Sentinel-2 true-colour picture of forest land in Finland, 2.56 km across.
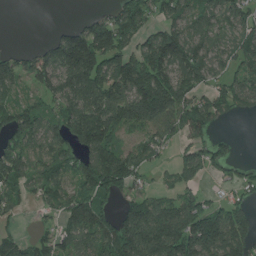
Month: July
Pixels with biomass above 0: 72%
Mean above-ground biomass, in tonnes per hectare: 112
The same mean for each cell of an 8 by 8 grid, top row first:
0 0 17 84 112 92 82 82
16 77 247 164 136 213 126 84
112 121 222 184 239 161 94 85
106 72 163 202 204 151 130 66
93 103 133 131 73 58 77 11
106 86 137 204 46 68 60 52
47 41 119 63 115 128 93 87
62 57 99 167 180 200 222 180
